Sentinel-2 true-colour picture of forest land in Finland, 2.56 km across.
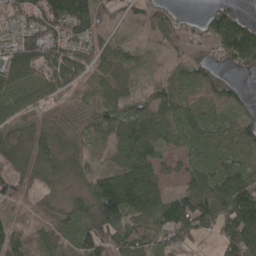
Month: April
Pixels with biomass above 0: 85%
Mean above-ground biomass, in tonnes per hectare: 78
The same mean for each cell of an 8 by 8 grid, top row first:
87 144 169 44 59 49 66 75
97 106 90 59 24 49 53 176
80 93 81 80 22 49 91 35
92 56 63 80 79 72 54 61
54 58 38 55 102 49 53 60
52 29 34 98 131 48 74 93
50 40 62 161 142 136 121 176
74 63 74 70 79 83 26 158
